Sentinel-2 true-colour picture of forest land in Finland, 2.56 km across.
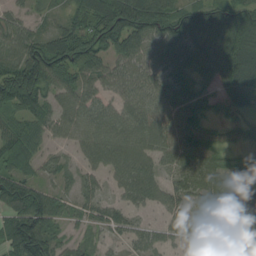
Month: August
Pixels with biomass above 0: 85%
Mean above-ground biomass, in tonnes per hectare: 69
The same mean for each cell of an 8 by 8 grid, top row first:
34 27 65 143 134 103 92 98
72 114 119 107 78 93 67 129
151 112 65 54 64 68 37 110
72 67 67 49 61 68 29 40
83 36 47 74 64 70 63 30
102 30 33 46 73 45 71 47
106 102 30 42 37 48 68 8
134 98 35 21 39 30 47 38
